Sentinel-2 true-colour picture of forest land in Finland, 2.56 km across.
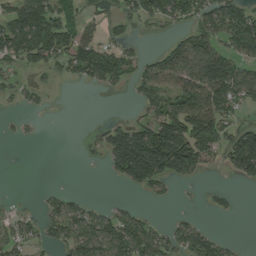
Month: August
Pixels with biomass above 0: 49%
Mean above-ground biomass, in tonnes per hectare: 68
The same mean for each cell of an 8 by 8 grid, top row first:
117 136 45 33 75 69 87 115
116 124 102 56 14 70 110 94
30 17 39 71 80 97 173 122
13 10 0 1 49 124 152 47
8 0 0 111 227 211 125 160
0 0 0 37 154 83 18 63
8 45 55 30 14 6 12 6
62 40 101 129 114 69 76 7
